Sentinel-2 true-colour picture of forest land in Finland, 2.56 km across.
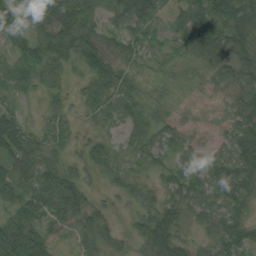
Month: August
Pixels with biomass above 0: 89%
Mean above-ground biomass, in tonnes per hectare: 49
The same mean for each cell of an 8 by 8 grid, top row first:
58 67 95 44 63 64 108 94
39 87 87 32 36 33 79 65
72 57 25 69 30 27 33 68
33 21 19 43 42 22 15 68
74 48 22 22 53 38 26 74
52 63 36 17 23 52 58 66
40 60 45 14 44 44 56 42
85 35 23 27 39 42 41 52
